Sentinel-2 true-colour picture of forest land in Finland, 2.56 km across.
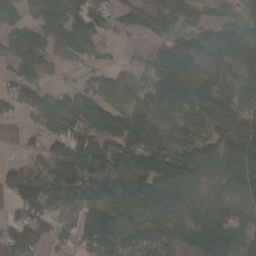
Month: March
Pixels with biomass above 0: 83%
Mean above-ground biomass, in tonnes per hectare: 94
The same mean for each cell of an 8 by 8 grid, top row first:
67 120 110 61 82 98 47 54
83 86 98 20 24 132 103 138
64 43 35 69 59 220 134 78
39 136 122 107 79 101 116 106
9 59 73 124 122 80 81 133
73 91 94 102 131 151 69 133
49 65 95 121 147 123 107 88
99 61 94 163 97 97 142 94
